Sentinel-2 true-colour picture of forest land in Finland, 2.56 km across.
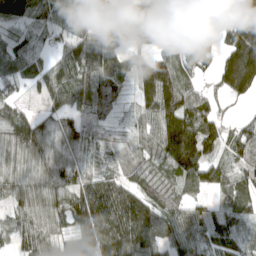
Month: April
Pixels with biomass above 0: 86%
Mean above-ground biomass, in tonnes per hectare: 87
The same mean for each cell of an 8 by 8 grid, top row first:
90 74 54 31 152 106 34 96
85 49 97 78 89 44 77 207
58 91 112 92 121 114 39 193
53 55 68 52 68 158 81 17
106 90 68 35 55 192 103 86
83 98 71 67 52 91 96 81
63 79 104 143 126 76 46 96
62 60 104 158 111 97 69 73
